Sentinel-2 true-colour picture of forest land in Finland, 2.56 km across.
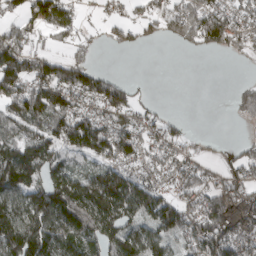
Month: March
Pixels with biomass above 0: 69%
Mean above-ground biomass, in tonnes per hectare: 82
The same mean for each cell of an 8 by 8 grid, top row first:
56 109 37 27 51 116 142 81
146 41 38 25 22 24 60 52
149 134 109 61 4 0 0 9
108 139 76 100 37 5 0 43
111 104 111 135 69 49 10 28
168 104 65 98 61 69 61 69
119 150 142 129 107 108 133 103
156 135 103 111 122 68 145 114
